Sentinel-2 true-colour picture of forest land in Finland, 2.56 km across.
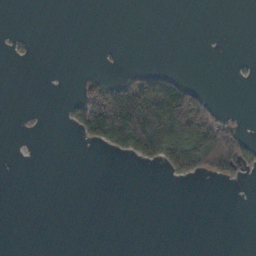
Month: October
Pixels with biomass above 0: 16%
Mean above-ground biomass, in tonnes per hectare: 24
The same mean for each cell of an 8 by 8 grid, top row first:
0 0 0 0 0 0 0 0
5 0 0 1 0 0 0 0
0 0 16 34 80 63 0 2
0 0 70 256 156 187 85 1
0 0 9 71 144 112 119 70
0 0 0 0 0 27 27 21
0 0 0 0 0 0 0 0
0 0 0 0 0 0 0 0
